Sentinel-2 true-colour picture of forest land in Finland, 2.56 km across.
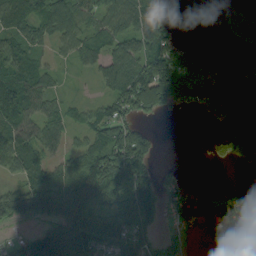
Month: September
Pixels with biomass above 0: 68%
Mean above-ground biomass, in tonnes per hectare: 72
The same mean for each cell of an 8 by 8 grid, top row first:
100 98 86 98 119 7 0 84
87 40 78 74 84 64 5 35
114 59 9 89 180 187 99 3
116 69 32 74 88 31 46 2
116 75 39 130 115 0 17 96
48 64 117 164 90 15 0 2
60 64 76 83 143 51 73 79
20 128 139 134 77 23 16 75
